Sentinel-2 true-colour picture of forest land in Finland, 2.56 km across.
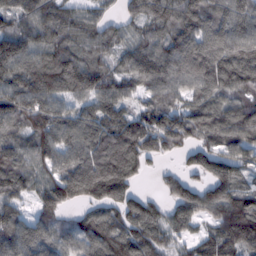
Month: February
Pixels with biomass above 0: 90%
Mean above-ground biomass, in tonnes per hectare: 109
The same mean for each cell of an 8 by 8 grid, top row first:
95 125 91 44 102 128 106 122
55 120 106 87 103 128 135 131
117 155 151 92 107 110 126 115
127 123 79 112 87 115 129 119
79 108 101 145 178 116 109 134
102 103 151 181 42 59 91 79
73 92 62 94 108 98 107 153
112 95 103 133 138 69 95 153
